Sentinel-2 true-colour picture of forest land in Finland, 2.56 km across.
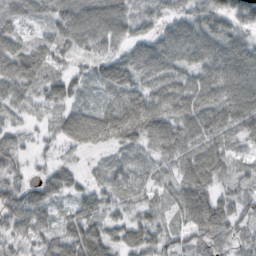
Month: October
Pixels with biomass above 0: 89%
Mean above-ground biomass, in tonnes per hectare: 52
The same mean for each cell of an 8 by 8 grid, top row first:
45 42 76 82 41 40 62 60
56 56 49 42 53 72 74 63
86 50 39 71 60 62 64 74
29 27 56 68 100 70 65 75
38 21 53 47 48 68 61 29
38 38 20 33 27 46 66 35
73 46 43 33 36 37 72 40
50 52 89 52 52 33 33 28
